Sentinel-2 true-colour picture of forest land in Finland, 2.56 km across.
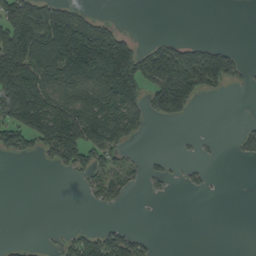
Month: September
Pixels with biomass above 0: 39%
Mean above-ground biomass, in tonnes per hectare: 76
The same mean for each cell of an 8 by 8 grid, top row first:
204 219 95 13 0 0 0 0
255 221 318 258 61 102 80 14
250 144 158 209 122 228 116 29
185 189 178 137 70 91 0 0
81 125 172 96 6 4 5 30
0 1 30 72 30 14 15 0
0 0 1 22 1 0 0 0
13 7 69 97 33 0 0 0
